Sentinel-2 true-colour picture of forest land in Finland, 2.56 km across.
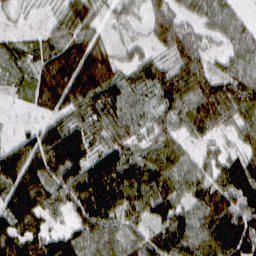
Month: March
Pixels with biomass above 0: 89%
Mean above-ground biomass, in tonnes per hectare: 72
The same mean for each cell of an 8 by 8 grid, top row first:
12 18 70 25 47 65 55 32
38 60 100 43 24 92 43 67
36 118 138 96 65 87 81 74
6 50 74 71 29 65 99 72
56 130 144 67 37 46 31 36
116 109 111 122 91 59 48 101
143 81 76 91 82 61 86 88
91 64 75 72 54 86 95 124
